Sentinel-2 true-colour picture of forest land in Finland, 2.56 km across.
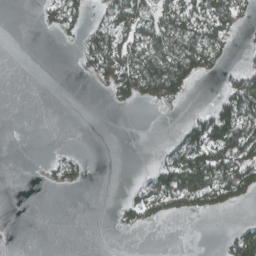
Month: March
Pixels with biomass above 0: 35%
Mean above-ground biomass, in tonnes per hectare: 28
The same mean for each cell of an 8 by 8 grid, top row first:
0 19 29 45 66 68 68 43
0 0 23 70 59 74 71 8
0 0 2 58 75 90 11 56
0 0 0 2 1 4 36 87
0 1 1 0 0 31 93 94
0 8 18 0 11 82 85 86
0 0 0 4 46 34 43 18
0 0 0 0 0 0 0 56
